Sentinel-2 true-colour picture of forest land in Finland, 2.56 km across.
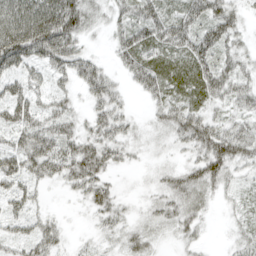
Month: April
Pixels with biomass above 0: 84%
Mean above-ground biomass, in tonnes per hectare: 46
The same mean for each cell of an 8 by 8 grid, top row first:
80 97 76 30 56 49 62 27
106 101 43 26 71 66 65 30
55 41 52 31 65 58 65 43
61 45 21 59 12 52 38 36
47 73 60 62 23 31 76 68
62 50 71 28 10 41 66 26
33 13 11 49 17 46 20 20
41 53 8 21 38 22 7 27
